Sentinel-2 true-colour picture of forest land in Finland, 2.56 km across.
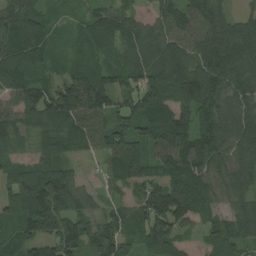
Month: August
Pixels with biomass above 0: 92%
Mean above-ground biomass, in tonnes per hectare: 90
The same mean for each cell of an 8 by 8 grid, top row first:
115 48 40 92 41 94 100 49
119 64 49 63 97 105 106 113
115 62 105 78 107 108 114 95
82 113 103 91 119 93 86 110
36 51 78 107 102 112 103 107
79 146 33 59 99 117 92 109
94 161 79 44 104 157 61 65
79 105 93 106 93 95 54 78
